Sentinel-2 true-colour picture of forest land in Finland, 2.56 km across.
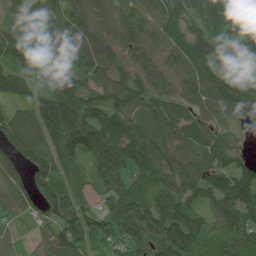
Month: June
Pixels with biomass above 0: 91%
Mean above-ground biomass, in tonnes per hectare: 107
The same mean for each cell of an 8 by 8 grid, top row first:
60 101 96 87 88 91 90 105
111 105 116 93 100 86 107 89
102 88 90 109 110 98 120 157
81 172 175 132 134 109 78 135
133 124 174 181 172 116 101 30
72 123 45 162 81 126 118 105
53 90 91 121 130 132 77 124
23 58 105 81 118 177 84 100
